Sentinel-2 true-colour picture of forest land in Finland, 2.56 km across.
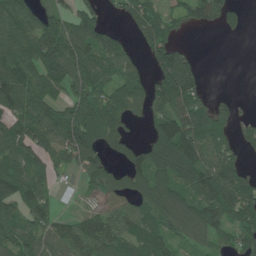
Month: June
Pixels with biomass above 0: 73%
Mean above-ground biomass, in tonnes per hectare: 85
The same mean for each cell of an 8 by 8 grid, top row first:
126 66 94 15 108 47 85 36
126 173 124 77 62 70 0 0
145 112 88 72 61 198 16 0
117 110 105 118 40 131 104 27
112 104 126 52 60 160 120 51
106 68 41 66 99 129 140 94
78 65 13 46 84 106 112 124
80 76 97 88 83 50 57 70
